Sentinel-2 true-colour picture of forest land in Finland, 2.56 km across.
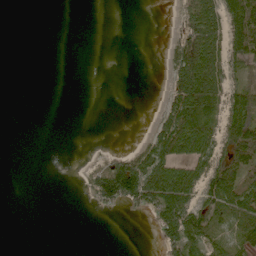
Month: May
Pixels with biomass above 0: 37%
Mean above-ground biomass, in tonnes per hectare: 36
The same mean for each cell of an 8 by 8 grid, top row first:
0 0 0 0 0 11 103 110
0 0 0 0 0 47 109 90
0 0 0 0 0 57 117 26
0 0 0 0 0 78 58 77
0 0 0 1 34 114 81 110
0 0 10 153 147 109 83 74
0 0 1 32 47 107 59 74
0 0 0 0 0 68 44 50
